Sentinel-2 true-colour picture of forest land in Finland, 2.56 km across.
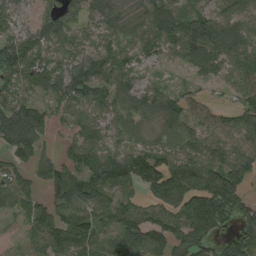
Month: August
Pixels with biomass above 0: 88%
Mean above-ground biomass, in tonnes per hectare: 100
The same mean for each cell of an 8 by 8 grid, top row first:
66 63 77 54 56 95 115 117
154 92 87 93 78 112 173 131
77 116 173 115 61 38 61 97
122 69 87 91 71 109 62 79
117 30 88 86 58 94 122 90
95 89 85 120 151 180 166 125
84 86 106 138 107 110 143 99
33 152 105 76 187 128 64 125
